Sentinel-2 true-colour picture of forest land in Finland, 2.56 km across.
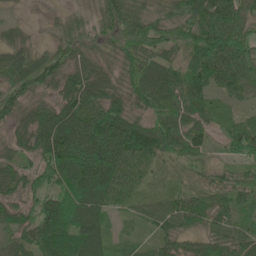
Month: June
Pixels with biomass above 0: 93%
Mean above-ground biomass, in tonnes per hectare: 68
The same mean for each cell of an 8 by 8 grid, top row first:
10 9 33 79 90 78 110 73
44 27 57 58 64 49 122 95
60 70 81 56 88 76 88 77
54 61 88 94 56 67 46 27
44 101 110 169 126 69 43 87
62 77 143 112 38 12 40 50
51 81 115 51 39 71 71 55
32 77 91 36 20 56 59 66
